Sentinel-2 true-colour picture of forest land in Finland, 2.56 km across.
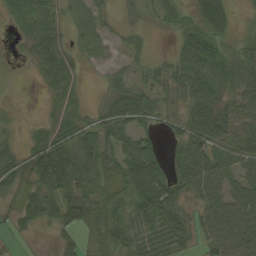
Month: September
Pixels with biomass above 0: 78%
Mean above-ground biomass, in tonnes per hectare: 41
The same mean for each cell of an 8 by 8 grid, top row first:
39 35 15 11 21 27 78 9
5 37 15 12 16 23 62 37
2 22 16 23 28 45 68 61
2 10 23 53 56 22 69 49
17 59 64 53 61 31 73 49
26 69 65 49 100 62 74 48
26 32 69 59 73 58 51 64
10 4 35 65 46 52 43 62
